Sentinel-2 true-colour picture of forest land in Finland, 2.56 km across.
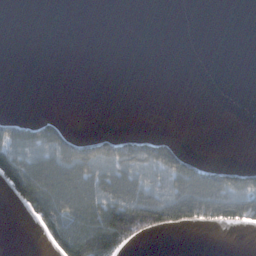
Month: November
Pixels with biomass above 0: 31%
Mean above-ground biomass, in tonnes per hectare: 41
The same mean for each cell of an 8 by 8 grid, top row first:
0 0 0 0 0 0 0 0
0 0 0 0 0 0 0 0
0 0 0 0 0 0 0 0
2 5 0 0 0 0 0 0
91 95 64 66 66 37 0 0
135 163 138 111 92 120 95 73
19 118 137 149 176 125 98 88
0 27 142 155 42 0 0 0
